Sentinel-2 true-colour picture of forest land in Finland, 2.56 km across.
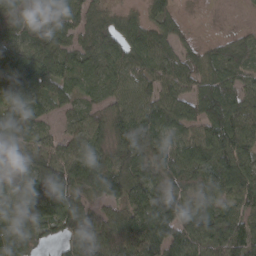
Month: March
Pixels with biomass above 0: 91%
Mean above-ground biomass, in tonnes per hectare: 87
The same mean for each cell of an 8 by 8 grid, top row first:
112 95 66 56 54 46 4 4
116 121 79 103 112 76 43 77
171 120 54 71 72 92 86 60
110 52 52 72 84 87 111 102
89 65 66 89 112 64 89 105
93 114 98 107 100 87 85 108
108 131 88 53 108 90 76 70
134 45 111 78 119 101 99 107
